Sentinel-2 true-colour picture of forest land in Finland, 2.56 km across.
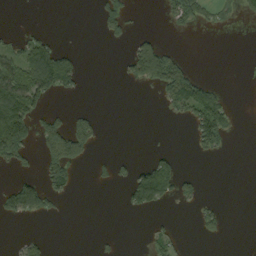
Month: September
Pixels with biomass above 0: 24%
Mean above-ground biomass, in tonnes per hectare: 32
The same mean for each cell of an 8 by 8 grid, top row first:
0 0 0 50 2 45 30 18
39 72 8 4 72 14 0 0
104 105 30 1 66 103 26 0
136 37 22 0 0 29 126 5
109 89 87 0 1 1 56 0
24 59 10 21 91 80 1 0
83 38 0 0 55 10 22 0
9 14 0 7 9 32 11 0
